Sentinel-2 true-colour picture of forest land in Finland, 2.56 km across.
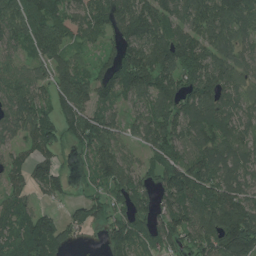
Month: July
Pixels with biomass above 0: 85%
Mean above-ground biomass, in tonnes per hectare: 102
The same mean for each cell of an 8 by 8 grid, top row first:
142 140 101 115 156 100 144 123
73 120 49 63 136 155 107 71
91 72 99 115 138 112 132 68
116 92 114 68 77 114 126 75
58 125 77 95 79 115 118 93
59 103 35 115 61 147 126 100
78 35 54 99 58 116 144 168
98 157 25 80 75 81 100 243
